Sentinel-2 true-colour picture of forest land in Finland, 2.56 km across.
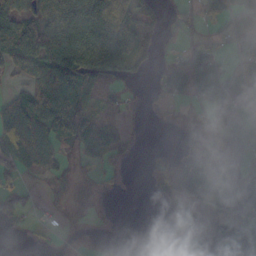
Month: October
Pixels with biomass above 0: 58%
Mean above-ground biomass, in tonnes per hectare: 57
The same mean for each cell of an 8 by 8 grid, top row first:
93 108 108 122 107 28 54 91
111 119 96 103 70 30 48 56
31 120 111 49 13 54 151 74
74 105 97 27 15 12 43 21
64 58 63 73 5 11 45 42
45 32 25 13 9 78 134 62
45 16 27 3 0 33 73 74
1 10 6 9 0 66 76 95
